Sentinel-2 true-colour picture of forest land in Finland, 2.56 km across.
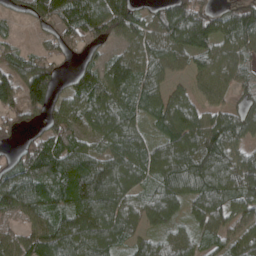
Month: April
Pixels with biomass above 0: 86%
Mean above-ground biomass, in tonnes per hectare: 83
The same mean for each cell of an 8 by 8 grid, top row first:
28 99 128 140 57 157 116 112
37 39 48 34 85 89 88 83
118 129 67 88 82 32 78 53
76 82 79 93 59 97 63 70
49 97 73 73 57 105 118 68
110 111 127 103 64 115 122 55
99 82 97 97 73 51 103 76
79 115 99 77 57 65 55 63
